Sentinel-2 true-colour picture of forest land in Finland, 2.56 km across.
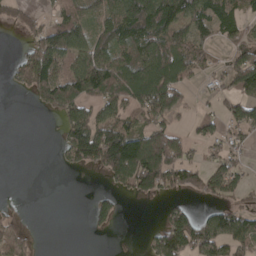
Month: April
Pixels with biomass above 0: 55%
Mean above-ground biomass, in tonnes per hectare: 72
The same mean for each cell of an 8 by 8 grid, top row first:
45 27 48 86 188 126 108 63
13 157 111 118 126 151 44 56
46 148 168 174 140 113 17 110
0 51 114 90 95 80 27 76
0 0 166 160 146 89 45 34
0 0 5 70 157 85 86 54
13 0 0 49 0 41 32 45
77 0 0 2 22 129 122 93
